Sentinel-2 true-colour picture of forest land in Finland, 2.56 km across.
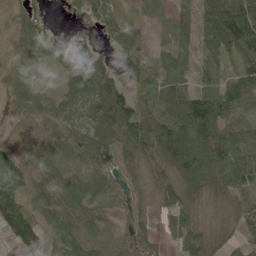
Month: June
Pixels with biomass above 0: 84%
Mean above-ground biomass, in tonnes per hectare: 52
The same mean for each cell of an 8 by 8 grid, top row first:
23 11 14 53 15 27 74 125
17 47 73 32 26 30 42 97
19 3 97 48 60 35 41 58
32 27 57 95 66 78 130 57
23 29 35 49 89 128 136 108
66 37 51 31 28 55 89 80
89 42 50 32 14 65 20 41
86 51 56 27 26 30 52 35
